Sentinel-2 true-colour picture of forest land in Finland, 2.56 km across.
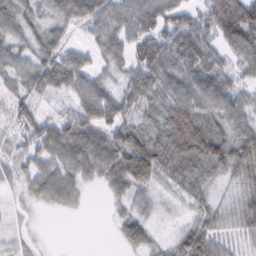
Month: February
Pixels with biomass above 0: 86%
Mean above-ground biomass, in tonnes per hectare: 54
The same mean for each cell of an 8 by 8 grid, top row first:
75 46 67 65 74 74 65 98
44 61 30 53 93 89 62 73
48 64 60 32 82 66 83 40
43 21 64 69 39 85 68 61
29 75 81 80 78 86 112 82
37 58 43 56 69 49 48 48
17 17 13 16 33 10 38 50
24 2 0 5 48 32 66 31
